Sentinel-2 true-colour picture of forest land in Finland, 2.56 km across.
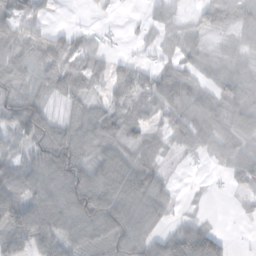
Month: November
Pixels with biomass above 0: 76%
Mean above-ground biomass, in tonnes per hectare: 71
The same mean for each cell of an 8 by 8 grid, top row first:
92 31 1 7 21 58 62 104
94 100 72 11 23 70 42 79
67 55 81 64 77 111 64 89
80 61 56 60 60 100 106 83
46 135 86 70 65 64 82 85
83 99 106 95 99 9 4 91
130 112 112 109 98 23 4 18
79 78 55 83 95 114 129 1
